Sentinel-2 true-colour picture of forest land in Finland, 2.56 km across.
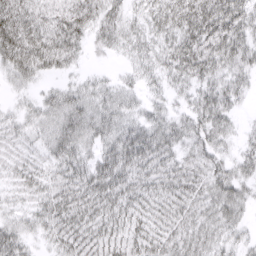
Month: March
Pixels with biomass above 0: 88%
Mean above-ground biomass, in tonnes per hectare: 33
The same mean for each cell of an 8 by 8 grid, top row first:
54 35 48 32 26 45 54 48
66 58 28 22 26 39 47 44
23 15 17 16 21 27 34 27
16 31 43 35 23 22 42 15
18 26 37 37 48 31 34 18
21 27 38 49 36 37 36 33
17 33 44 41 35 37 34 30
34 21 40 39 41 36 33 20
